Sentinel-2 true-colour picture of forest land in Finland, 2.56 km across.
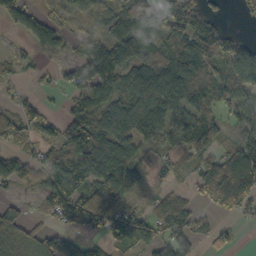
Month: October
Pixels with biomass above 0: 74%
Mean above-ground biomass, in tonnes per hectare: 77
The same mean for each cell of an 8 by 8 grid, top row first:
68 39 39 76 131 163 60 15
16 40 38 115 97 98 116 84
21 11 108 118 139 128 77 120
49 22 86 103 116 79 70 70
52 53 151 110 71 49 85 93
83 99 116 120 38 18 108 186
37 68 126 100 27 66 42 63
39 52 44 76 78 93 34 10
